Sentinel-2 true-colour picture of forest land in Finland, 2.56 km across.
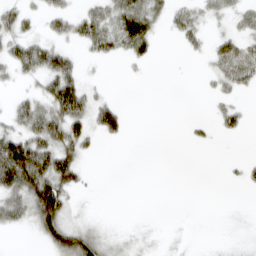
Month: March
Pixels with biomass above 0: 43%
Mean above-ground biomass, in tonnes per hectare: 20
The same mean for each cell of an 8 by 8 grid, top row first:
30 23 27 33 52 20 14 14
33 33 14 26 25 3 13 28
16 33 26 1 2 0 8 31
25 45 44 28 0 0 3 16
68 53 37 3 0 0 6 0
80 72 22 0 0 0 0 7
43 81 5 0 0 0 0 1
0 32 57 15 3 2 0 4
